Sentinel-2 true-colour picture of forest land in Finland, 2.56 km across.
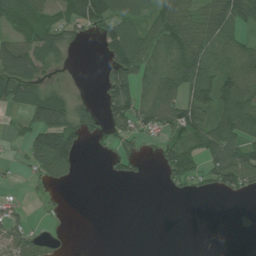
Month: July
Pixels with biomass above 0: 54%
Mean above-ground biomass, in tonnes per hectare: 54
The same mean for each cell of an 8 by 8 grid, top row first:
72 44 106 101 53 90 87 93
73 97 10 88 83 85 63 62
98 32 5 77 54 90 95 99
28 136 66 67 70 79 92 115
14 148 55 40 27 66 87 94
9 77 15 25 15 68 60 106
23 6 0 0 0 0 0 9
45 26 0 0 0 0 0 1
